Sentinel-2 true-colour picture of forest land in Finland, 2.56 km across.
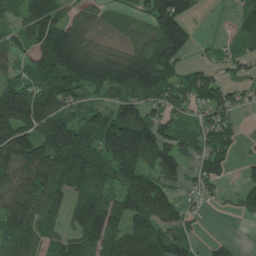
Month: June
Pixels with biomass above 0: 78%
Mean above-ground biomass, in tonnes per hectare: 105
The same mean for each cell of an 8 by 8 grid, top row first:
62 142 66 50 70 174 4 60
67 155 132 74 103 135 16 51
94 132 139 148 178 86 99 45
168 142 80 110 109 71 80 41
171 168 194 181 197 103 89 46
138 160 146 121 123 72 80 24
141 131 103 123 157 90 24 54
115 93 115 140 166 116 28 15
